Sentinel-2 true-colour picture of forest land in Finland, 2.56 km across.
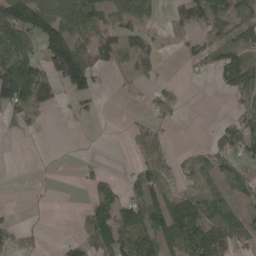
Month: May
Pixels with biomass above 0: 51%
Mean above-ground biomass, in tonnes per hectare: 52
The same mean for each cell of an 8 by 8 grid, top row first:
152 102 85 49 47 37 97 62
126 120 88 66 58 9 51 49
199 90 127 11 28 9 6 84
82 20 20 2 15 18 0 32
2 2 3 2 45 7 15 69
3 3 11 17 51 36 45 60
5 3 12 79 105 106 89 43
36 5 44 109 106 103 134 48
